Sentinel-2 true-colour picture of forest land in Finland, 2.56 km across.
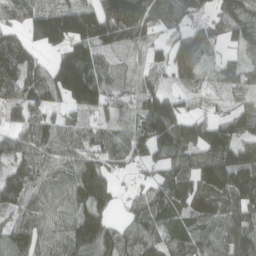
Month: April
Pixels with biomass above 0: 86%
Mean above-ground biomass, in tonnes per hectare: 102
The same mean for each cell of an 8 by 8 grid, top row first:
109 149 148 145 150 103 55 113
88 81 93 74 57 109 63 60
118 105 221 103 51 54 41 80
75 72 84 65 102 107 57 70
83 108 114 97 119 149 176 126
109 85 127 65 40 135 160 176
81 78 113 62 109 125 137 155
96 71 123 105 116 90 89 119
